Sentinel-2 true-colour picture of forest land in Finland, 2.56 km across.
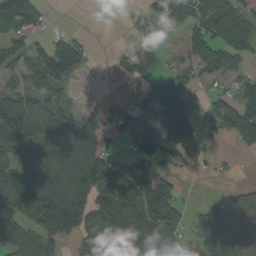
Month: August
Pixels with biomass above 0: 67%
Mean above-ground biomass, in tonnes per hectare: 80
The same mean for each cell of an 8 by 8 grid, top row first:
84 13 0 0 34 49 96 99
75 97 79 15 41 107 109 65
46 101 19 10 43 71 35 45
160 100 61 72 78 122 37 115
130 112 186 30 115 113 19 36
94 160 177 132 77 43 11 7
117 194 146 128 122 99 40 56
92 91 57 96 110 121 85 64
